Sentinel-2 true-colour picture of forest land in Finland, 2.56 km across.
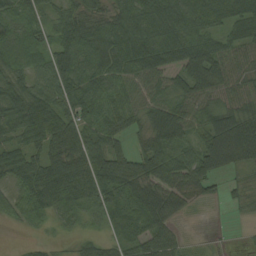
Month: August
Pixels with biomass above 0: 86%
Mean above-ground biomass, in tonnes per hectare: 59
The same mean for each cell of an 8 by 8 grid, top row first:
48 33 64 58 70 75 78 71
69 51 67 77 61 64 61 53
58 84 73 58 60 51 101 49
62 70 66 54 48 73 55 61
37 62 79 56 55 78 104 123
47 80 85 87 90 81 80 19
50 60 50 65 102 60 8 12
2 11 23 35 72 37 5 3
